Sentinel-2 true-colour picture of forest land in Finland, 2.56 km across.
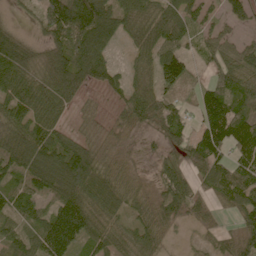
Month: June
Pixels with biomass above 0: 85%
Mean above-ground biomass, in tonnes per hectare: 81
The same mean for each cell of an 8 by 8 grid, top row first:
14 112 164 111 75 83 54 59
108 69 127 49 73 82 64 61
106 96 101 62 54 131 59 92
90 90 27 32 103 75 109 102
110 118 63 36 19 61 115 97
88 122 144 67 24 75 76 97
100 73 126 71 65 79 45 77
85 151 99 77 66 11 35 76
